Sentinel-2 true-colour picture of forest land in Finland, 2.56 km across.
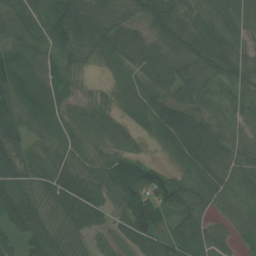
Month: July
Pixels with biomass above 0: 94%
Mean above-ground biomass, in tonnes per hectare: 68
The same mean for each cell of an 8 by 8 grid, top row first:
74 71 113 65 63 90 68 67
65 66 80 70 61 80 105 53
92 62 25 29 59 82 74 70
84 67 34 39 68 81 52 58
80 53 58 52 21 89 79 49
81 79 86 82 80 52 75 66
82 70 120 49 101 90 51 60
36 85 49 49 76 70 61 27
